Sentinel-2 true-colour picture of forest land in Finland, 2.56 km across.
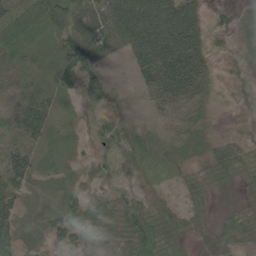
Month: June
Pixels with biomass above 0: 92%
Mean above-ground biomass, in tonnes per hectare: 41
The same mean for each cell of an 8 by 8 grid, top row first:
42 77 64 89 113 106 29 32
38 26 80 74 104 105 40 27
25 27 65 16 48 86 34 21
35 42 19 30 10 46 22 17
23 36 19 41 15 29 24 27
69 35 30 28 20 14 33 30
48 27 51 39 38 20 17 21
52 32 39 40 72 32 19 30
